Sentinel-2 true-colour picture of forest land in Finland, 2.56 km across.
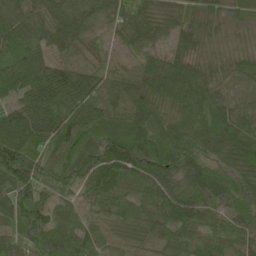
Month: May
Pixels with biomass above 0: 96%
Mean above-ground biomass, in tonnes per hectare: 68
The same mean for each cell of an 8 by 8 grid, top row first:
59 56 54 39 60 41 42 33
84 61 35 16 38 36 25 26
126 125 84 43 66 99 59 36
81 103 103 77 79 73 89 56
93 78 65 98 90 104 87 110
103 77 80 91 76 72 66 70
95 55 32 60 60 75 50 56
68 97 64 34 34 65 71 56
